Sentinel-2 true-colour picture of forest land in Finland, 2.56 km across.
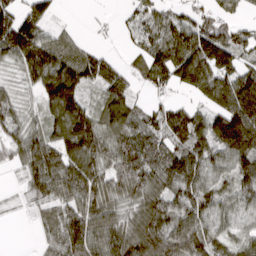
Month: March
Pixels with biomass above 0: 83%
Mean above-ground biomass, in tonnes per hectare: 91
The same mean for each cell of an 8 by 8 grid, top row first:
96 64 1 6 52 49 57 31
131 96 51 10 55 142 168 91
35 141 111 68 49 90 158 137
58 77 132 101 47 75 88 194
77 105 184 103 92 92 102 214
12 140 137 106 117 103 75 104
6 58 103 87 110 91 84 62
0 44 146 132 148 149 104 65
